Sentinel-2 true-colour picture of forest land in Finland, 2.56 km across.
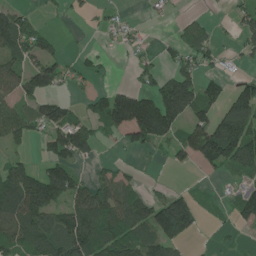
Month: June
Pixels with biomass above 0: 56%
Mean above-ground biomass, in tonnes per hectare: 77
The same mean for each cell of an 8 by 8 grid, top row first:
85 10 14 24 8 10 12 50
110 64 11 16 21 43 62 37
93 125 35 15 40 122 52 44
90 121 43 158 198 145 77 143
42 73 122 17 69 81 161 185
112 127 52 62 11 1 13 43
126 138 119 123 102 197 17 71
111 125 153 144 115 113 2 10
